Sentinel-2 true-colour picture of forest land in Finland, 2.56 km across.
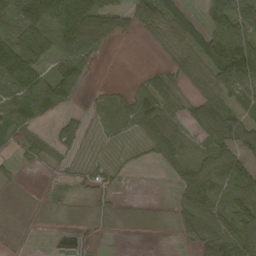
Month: September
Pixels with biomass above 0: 60%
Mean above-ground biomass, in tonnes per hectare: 42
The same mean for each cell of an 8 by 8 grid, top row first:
64 94 129 54 67 55 62 102
76 21 93 8 2 27 74 143
141 97 53 3 35 39 50 93
66 67 12 35 77 36 90 44
19 16 19 8 21 42 43 56
5 2 14 17 0 32 50 43
0 3 1 6 0 26 54 84
1 1 6 1 0 7 53 74
